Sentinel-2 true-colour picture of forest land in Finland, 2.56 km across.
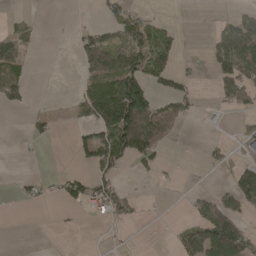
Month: April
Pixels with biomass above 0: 33%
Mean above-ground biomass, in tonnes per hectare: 39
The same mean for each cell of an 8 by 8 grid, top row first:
9 0 0 38 26 2 2 58
47 0 29 75 69 28 33 127
48 0 22 91 97 39 10 109
10 16 39 133 135 64 4 30
2 8 40 136 103 11 19 24
9 10 31 45 13 4 1 73
2 3 21 58 6 0 89 72
0 0 0 2 0 24 166 143
